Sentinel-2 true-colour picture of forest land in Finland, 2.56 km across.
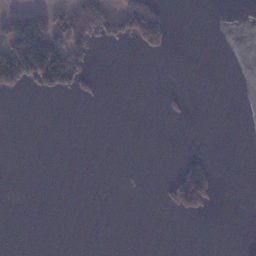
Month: January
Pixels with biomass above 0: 13%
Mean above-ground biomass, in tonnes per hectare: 23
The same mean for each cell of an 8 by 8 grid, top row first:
48 28 117 57 138 0 0 0
181 178 79 13 56 4 0 0
130 104 56 0 0 0 0 0
0 0 0 0 0 11 0 0
0 0 0 0 0 0 0 0
0 0 0 0 0 64 94 0
0 0 0 0 0 66 48 0
0 0 0 0 0 0 0 3
